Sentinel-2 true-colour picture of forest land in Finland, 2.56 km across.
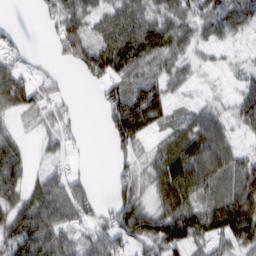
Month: February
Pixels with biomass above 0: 73%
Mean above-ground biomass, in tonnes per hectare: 57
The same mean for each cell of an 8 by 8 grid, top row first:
0 35 71 63 73 56 64 75
31 11 85 100 95 55 22 8
71 29 13 66 64 45 4 29
40 45 9 66 120 21 36 65
38 23 12 38 25 64 91 22
54 45 23 22 35 108 101 95
59 88 80 47 58 93 88 155
76 85 44 69 88 92 79 82
